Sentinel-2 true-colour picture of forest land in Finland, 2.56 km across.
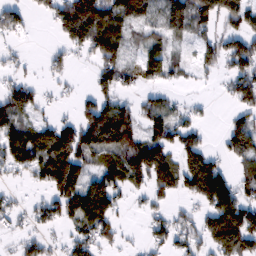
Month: February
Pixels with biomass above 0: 63%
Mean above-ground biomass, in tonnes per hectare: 72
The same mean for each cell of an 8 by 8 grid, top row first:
55 41 194 116 77 104 119 94
17 18 65 105 61 33 60 98
50 21 5 80 51 33 12 98
95 19 55 97 68 53 11 62
94 127 115 63 120 86 34 108
27 108 115 88 109 105 169 43
33 61 126 77 23 29 78 127
32 40 62 46 25 59 88 157
